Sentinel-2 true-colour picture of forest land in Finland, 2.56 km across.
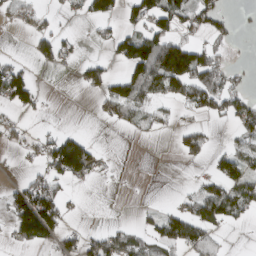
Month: March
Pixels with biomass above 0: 41%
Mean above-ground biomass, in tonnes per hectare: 46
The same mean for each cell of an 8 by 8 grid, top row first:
24 16 26 42 74 81 60 7
9 55 11 33 110 128 51 3
108 3 30 48 120 153 110 25
40 4 0 38 51 24 53 74
29 49 71 0 4 29 44 41
8 61 63 6 0 0 34 92
99 129 6 0 8 25 107 71
40 55 48 56 44 87 51 0
